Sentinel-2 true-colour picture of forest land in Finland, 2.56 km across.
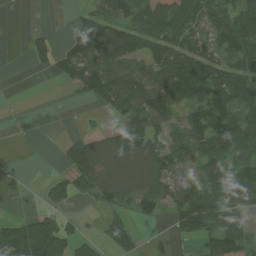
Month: July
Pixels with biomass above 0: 63%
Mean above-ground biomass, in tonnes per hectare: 67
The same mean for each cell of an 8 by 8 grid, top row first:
0 3 32 75 76 91 74 113
3 54 99 130 93 102 77 98
0 7 94 123 103 163 118 104
0 0 6 43 112 81 70 84
0 2 56 95 118 61 89 75
22 14 74 79 87 91 103 84
5 37 11 47 48 76 110 58
182 167 55 63 13 16 65 64
